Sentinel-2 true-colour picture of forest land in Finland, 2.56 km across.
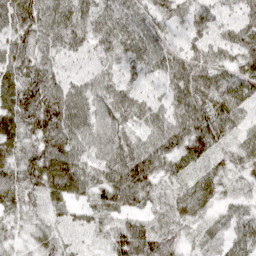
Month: April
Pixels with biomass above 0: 95%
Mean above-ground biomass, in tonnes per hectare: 59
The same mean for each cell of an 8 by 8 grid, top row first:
76 80 72 73 52 62 56 46
61 57 63 67 76 57 69 62
65 65 48 54 52 78 82 70
74 84 74 72 68 70 87 66
58 86 58 69 65 68 76 49
54 96 78 74 98 45 42 36
36 35 32 55 33 41 33 29
18 30 31 46 81 40 30 49
